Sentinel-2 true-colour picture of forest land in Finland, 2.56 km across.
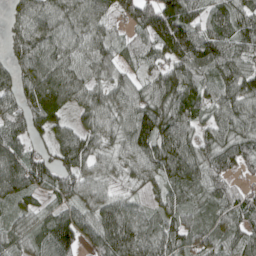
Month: April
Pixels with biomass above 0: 92%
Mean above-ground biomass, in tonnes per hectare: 81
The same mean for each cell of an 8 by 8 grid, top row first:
47 93 89 63 102 131 65 88
66 91 71 57 66 144 120 89
70 107 81 60 59 116 78 108
78 100 60 79 108 118 66 95
86 59 99 49 101 113 72 91
116 75 78 36 62 96 75 34
52 44 69 83 47 71 65 75
68 80 82 117 98 89 67 75
